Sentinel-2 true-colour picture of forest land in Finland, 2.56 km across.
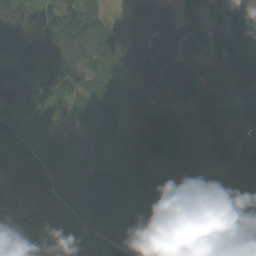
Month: September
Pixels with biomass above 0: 93%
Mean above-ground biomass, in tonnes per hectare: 66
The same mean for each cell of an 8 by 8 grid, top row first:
64 59 75 16 41 34 41 95
83 65 51 61 38 48 53 97
87 67 52 73 48 61 51 62
90 100 74 63 62 43 49 55
85 71 49 71 107 74 32 33
68 86 88 97 85 53 31 64
65 67 128 123 65 101 75 107
55 47 69 57 53 68 59 59
